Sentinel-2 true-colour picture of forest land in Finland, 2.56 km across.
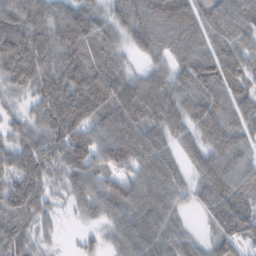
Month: February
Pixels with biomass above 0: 94%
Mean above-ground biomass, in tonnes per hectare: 93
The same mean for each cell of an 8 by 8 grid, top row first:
119 104 98 64 91 149 110 116
133 111 111 68 72 72 89 100
79 107 110 111 61 72 124 114
33 105 144 125 102 85 108 95
84 109 126 126 111 60 82 84
147 104 113 76 99 73 103 104
123 58 45 86 104 62 89 117
103 24 16 45 99 76 51 100
